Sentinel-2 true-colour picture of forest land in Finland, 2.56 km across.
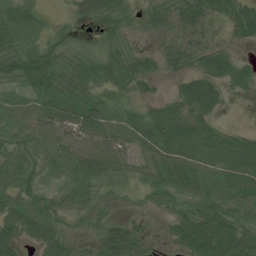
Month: July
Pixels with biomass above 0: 85%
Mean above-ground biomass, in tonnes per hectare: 45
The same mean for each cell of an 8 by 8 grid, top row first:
55 13 26 46 22 50 43 58
55 48 28 34 13 47 32 13
48 69 63 41 46 25 56 33
59 61 67 56 44 52 47 1
48 53 53 59 48 70 63 53
58 39 61 47 31 53 27 61
51 49 39 16 13 41 60 57
43 50 18 69 24 32 83 65
